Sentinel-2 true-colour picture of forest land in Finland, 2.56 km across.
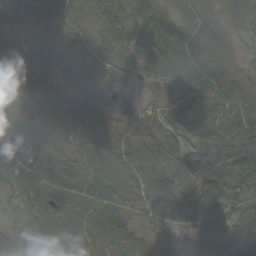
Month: September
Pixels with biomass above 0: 96%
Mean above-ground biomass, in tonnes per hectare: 55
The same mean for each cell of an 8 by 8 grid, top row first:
88 106 30 50 47 44 54 62
68 72 49 40 79 58 64 28
54 69 58 39 39 44 66 44
36 52 86 59 34 28 71 67
33 22 68 61 61 35 73 88
50 58 51 39 28 31 99 85
53 47 36 31 61 73 86 44
61 55 35 63 35 24 69 61
